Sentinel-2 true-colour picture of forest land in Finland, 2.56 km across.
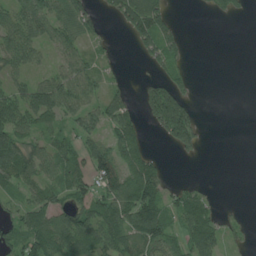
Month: July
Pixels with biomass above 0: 58%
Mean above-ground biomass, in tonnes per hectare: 51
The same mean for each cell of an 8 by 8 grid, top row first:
67 82 93 33 129 15 11 12
92 37 49 13 45 39 0 0
41 47 82 19 23 42 0 0
88 97 74 67 62 195 0 0
89 51 49 57 31 77 5 0
88 54 60 82 83 3 2 0
37 67 66 78 106 49 40 5
52 94 88 70 76 43 72 14
